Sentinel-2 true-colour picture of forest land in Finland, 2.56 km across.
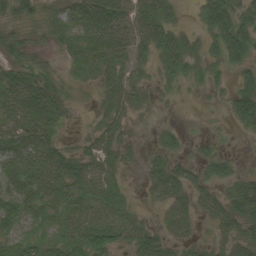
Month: September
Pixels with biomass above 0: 80%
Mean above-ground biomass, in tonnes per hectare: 33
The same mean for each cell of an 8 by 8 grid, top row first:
32 21 55 75 61 16 47 51
31 16 41 61 35 43 26 61
47 32 11 27 13 23 21 25
47 48 5 27 7 2 2 42
51 49 14 38 9 18 10 1
57 54 53 33 15 42 25 25
43 33 49 44 6 27 31 46
31 34 50 47 53 19 12 37
